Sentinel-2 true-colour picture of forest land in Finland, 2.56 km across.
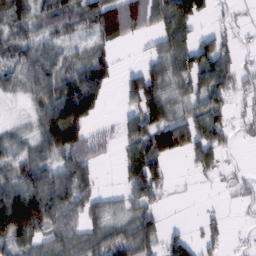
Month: February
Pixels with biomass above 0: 70%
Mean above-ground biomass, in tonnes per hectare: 64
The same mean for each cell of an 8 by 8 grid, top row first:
68 46 63 115 92 117 33 15
57 56 20 36 11 98 80 35
45 86 110 47 107 76 89 53
3 118 175 5 110 51 98 24
46 76 97 22 98 109 119 18
70 83 91 2 131 5 26 25
183 125 74 26 65 2 6 17
89 58 63 66 73 48 42 8
